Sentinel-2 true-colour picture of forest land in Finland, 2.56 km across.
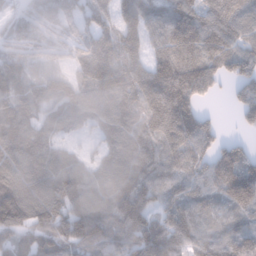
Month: January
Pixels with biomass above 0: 91%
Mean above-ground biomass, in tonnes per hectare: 102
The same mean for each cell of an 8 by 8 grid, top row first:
51 74 70 79 99 122 115 120
57 50 68 98 91 131 125 107
82 77 89 124 114 160 96 116
96 71 83 84 102 154 28 70
118 81 27 53 83 109 80 51
124 142 118 66 98 105 115 168
175 165 140 111 140 114 68 103
70 88 161 132 163 152 103 114
